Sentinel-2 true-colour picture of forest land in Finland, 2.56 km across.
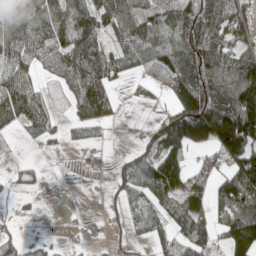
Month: May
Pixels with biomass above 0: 66%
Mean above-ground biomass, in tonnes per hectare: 78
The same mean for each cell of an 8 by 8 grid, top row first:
119 131 109 118 84 101 115 81
101 92 111 67 84 110 132 81
89 27 130 88 45 144 147 189
106 47 68 78 3 98 216 230
4 21 48 14 36 128 104 210
18 10 3 25 68 95 102 126
6 1 2 7 58 41 67 117
34 20 4 6 17 47 53 172
